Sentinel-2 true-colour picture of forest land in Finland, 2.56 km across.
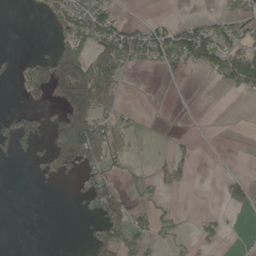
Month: May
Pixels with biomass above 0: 31%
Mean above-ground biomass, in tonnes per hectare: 35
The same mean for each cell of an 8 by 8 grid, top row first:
0 25 71 44 4 6 16 37
1 15 84 108 62 78 84 48
32 74 180 105 0 9 12 90
35 10 103 27 4 0 0 0
71 41 202 53 5 13 0 0
0 33 28 32 14 49 0 15
0 0 8 71 20 13 2 27
0 0 6 84 50 15 19 2
